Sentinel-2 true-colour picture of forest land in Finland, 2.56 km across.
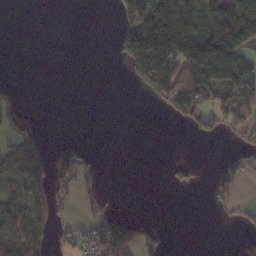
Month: November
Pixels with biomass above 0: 35%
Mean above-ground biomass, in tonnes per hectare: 47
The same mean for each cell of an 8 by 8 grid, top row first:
0 0 0 18 156 211 98 139
0 0 0 19 217 160 137 90
2 0 0 0 86 135 126 140
25 0 0 0 0 72 113 114
59 15 15 0 0 0 5 39
66 64 51 0 0 18 4 44
60 77 14 18 0 0 6 29
91 44 59 124 62 0 0 1
